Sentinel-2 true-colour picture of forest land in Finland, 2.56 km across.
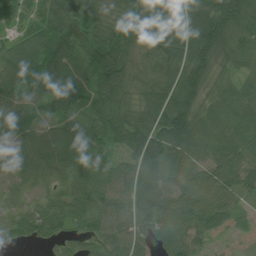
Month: July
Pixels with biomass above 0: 94%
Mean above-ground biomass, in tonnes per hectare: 74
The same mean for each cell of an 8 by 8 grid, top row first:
47 91 95 72 106 90 134 148
65 83 71 87 80 87 127 84
73 76 72 87 66 84 75 51
57 27 60 87 98 134 69 79
36 72 80 62 105 105 74 72
34 45 69 79 98 59 70 60
26 55 72 87 100 85 99 41
35 41 54 59 60 81 34 8
